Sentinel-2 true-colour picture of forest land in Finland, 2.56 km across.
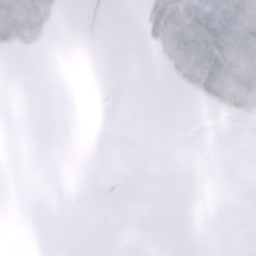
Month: February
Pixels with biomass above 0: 17%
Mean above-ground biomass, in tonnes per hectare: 7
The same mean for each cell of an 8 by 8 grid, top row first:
38 14 0 0 8 36 46 41
12 2 0 0 2 33 43 48
0 0 0 0 0 8 37 51
0 0 0 0 0 0 2 19
0 0 0 0 0 0 0 1
0 0 0 1 0 0 0 0
0 0 0 0 0 0 0 0
0 0 0 0 0 0 0 1
